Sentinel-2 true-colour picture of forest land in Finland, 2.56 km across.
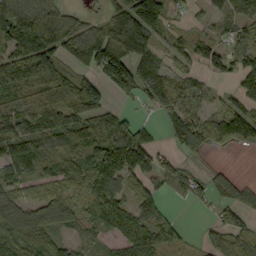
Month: September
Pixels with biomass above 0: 76%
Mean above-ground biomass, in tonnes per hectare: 87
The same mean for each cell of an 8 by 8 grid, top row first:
161 151 51 86 153 28 20 72
143 139 119 171 100 60 72 60
124 128 111 113 108 79 31 68
82 136 117 69 16 92 49 92
106 81 106 144 108 55 72 62
64 66 112 141 82 76 49 22
83 143 100 135 71 11 23 82
80 79 36 54 131 74 38 94
